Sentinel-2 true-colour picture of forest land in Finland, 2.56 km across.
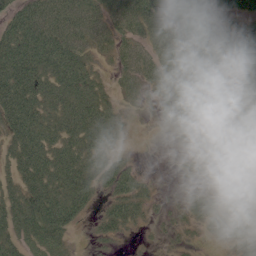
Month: June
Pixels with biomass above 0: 75%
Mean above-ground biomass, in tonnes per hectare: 47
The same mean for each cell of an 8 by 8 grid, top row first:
54 62 66 47 72 64 88 58
90 85 52 38 39 70 98 101
98 69 73 20 44 36 35 62
90 58 72 38 11 33 5 18
61 63 61 33 1 11 27 13
41 71 70 58 20 4 19 29
64 84 54 41 31 12 33 57
49 58 6 24 4 15 11 33
